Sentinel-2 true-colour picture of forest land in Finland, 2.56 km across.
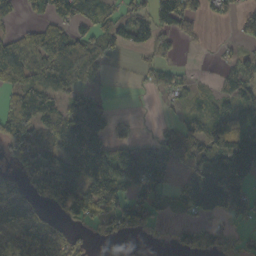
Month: October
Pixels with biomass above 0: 63%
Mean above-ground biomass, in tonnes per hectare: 81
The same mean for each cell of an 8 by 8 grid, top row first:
29 78 99 58 73 131 42 43
119 144 100 66 65 41 7 28
99 145 67 7 21 45 6 96
116 108 107 39 1 21 64 95
121 79 172 122 53 99 87 120
48 179 139 137 133 52 143 161
90 44 123 112 125 44 132 99
78 96 20 34 18 33 78 45
